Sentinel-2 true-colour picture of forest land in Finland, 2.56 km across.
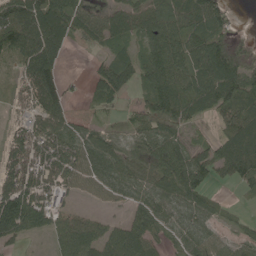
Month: May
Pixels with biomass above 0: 79%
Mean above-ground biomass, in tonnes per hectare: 68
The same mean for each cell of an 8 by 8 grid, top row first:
153 138 70 63 84 80 81 4
110 123 10 37 46 76 94 57
30 111 7 111 57 75 89 107
20 96 16 15 70 89 46 92
74 86 63 44 66 70 42 111
103 70 58 64 62 102 54 73
152 76 20 19 64 54 49 12
51 33 108 88 89 30 55 39
